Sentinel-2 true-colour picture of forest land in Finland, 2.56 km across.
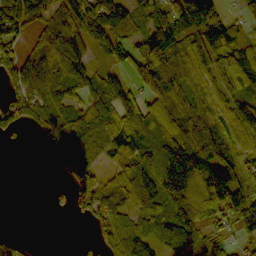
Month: October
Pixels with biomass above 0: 75%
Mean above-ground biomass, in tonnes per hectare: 82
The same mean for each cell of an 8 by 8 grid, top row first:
83 60 94 104 56 98 100 28
71 102 107 61 77 89 125 109
86 100 81 70 88 58 66 122
84 77 78 99 94 83 67 111
14 80 54 77 123 142 142 72
0 5 95 58 120 184 169 123
0 13 50 80 97 111 150 167
19 0 3 54 94 96 68 34
